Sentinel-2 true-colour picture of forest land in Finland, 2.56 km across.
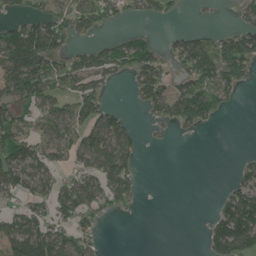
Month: June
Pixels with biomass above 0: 51%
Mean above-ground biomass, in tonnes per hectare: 57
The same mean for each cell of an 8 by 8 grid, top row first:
41 80 80 47 33 15 4 24
128 123 34 58 70 58 107 108
104 79 77 34 85 43 95 69
54 65 75 50 25 100 97 2
97 72 72 100 21 4 0 0
90 64 62 110 14 0 0 36
41 60 96 36 5 0 5 117
114 136 65 0 0 0 53 145
